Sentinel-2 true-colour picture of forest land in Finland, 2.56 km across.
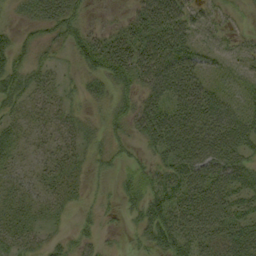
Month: September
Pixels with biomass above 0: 78%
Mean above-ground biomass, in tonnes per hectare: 36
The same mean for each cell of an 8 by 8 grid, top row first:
15 44 34 7 59 70 31 11
43 25 45 51 67 74 22 16
41 25 19 47 58 69 28 22
24 28 17 33 49 51 54 39
28 20 26 28 26 58 58 49
21 26 20 17 39 48 54 48
31 19 14 10 49 53 62 39
31 17 22 4 24 55 42 54
